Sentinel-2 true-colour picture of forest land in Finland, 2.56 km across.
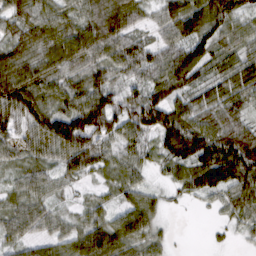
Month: March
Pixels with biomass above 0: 91%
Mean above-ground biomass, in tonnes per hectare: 64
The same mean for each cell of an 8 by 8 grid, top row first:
60 61 51 80 35 77 105 65
43 61 84 88 63 80 86 58
76 53 50 45 61 103 57 93
84 73 106 91 98 83 76 73
52 68 94 52 46 120 110 126
34 44 45 38 30 41 107 109
49 44 28 38 67 7 12 65
47 49 73 95 65 7 6 14
